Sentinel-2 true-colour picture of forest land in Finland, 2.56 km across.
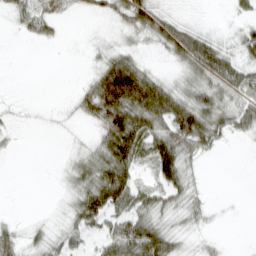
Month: March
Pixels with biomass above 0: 60%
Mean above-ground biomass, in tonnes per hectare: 31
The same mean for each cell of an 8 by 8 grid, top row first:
25 41 7 23 53 16 1 17
0 5 1 19 12 61 61 37
0 0 9 113 72 20 55 55
5 2 25 106 85 84 63 51
4 0 8 71 64 70 40 3
0 0 39 77 17 54 3 0
0 2 49 54 40 30 15 0
30 28 23 50 76 29 9 0
